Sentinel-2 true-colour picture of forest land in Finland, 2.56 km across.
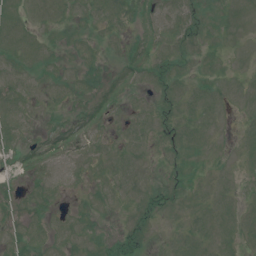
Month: July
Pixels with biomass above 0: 64%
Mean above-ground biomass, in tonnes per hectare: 6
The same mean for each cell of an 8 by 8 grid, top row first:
9 7 7 8 7 10 7 6
10 8 6 3 8 11 5 2
8 7 9 5 6 10 6 5
8 6 6 5 6 6 7 4
8 8 8 4 4 6 4 4
5 8 5 7 3 6 5 3
5 7 5 3 8 5 6 6
9 8 5 6 9 3 7 7
